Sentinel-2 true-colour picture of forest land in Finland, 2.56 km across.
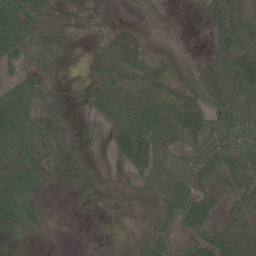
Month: June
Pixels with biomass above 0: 72%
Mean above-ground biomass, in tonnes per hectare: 38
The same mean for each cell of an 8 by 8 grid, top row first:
74 27 28 21 10 0 25 59
60 37 6 54 40 2 11 59
28 38 3 37 35 19 54 64
63 50 7 53 74 60 54 59
65 64 12 27 65 37 52 77
70 57 21 6 37 66 39 66
100 28 1 0 3 70 44 43
28 8 0 0 19 36 54 46
